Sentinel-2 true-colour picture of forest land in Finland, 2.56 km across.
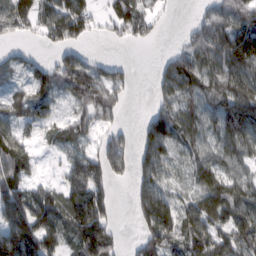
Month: February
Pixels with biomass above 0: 73%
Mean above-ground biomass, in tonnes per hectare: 75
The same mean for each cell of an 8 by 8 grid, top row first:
98 69 86 65 60 8 57 96
26 30 45 8 12 26 87 176
35 91 82 86 0 101 69 101
71 63 55 50 20 89 58 106
129 25 38 103 84 71 61 83
107 16 86 74 69 27 70 63
138 131 116 49 123 82 90 106
180 125 98 75 77 77 106 95
